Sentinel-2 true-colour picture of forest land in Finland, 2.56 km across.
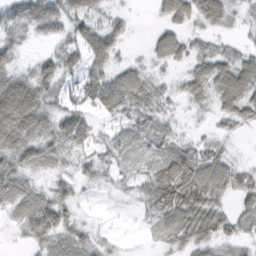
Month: February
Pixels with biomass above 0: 81%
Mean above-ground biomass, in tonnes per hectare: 40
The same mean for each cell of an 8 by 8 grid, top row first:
51 61 53 26 1 53 55 20
30 13 50 51 10 60 24 20
68 56 51 59 43 20 58 71
117 55 54 45 43 12 18 51
84 53 46 32 22 27 22 4
55 32 33 23 32 82 64 32
45 65 17 4 23 79 58 24
10 47 44 11 5 36 38 27
